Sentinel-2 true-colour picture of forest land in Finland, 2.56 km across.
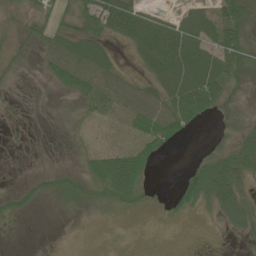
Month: June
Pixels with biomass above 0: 60%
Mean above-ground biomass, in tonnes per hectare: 28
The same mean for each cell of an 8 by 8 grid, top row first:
21 30 38 92 39 21 31 56
17 38 54 21 55 70 39 64
8 28 57 39 29 67 79 29
7 4 15 19 44 72 43 11
5 1 7 9 41 21 11 37
3 16 24 83 34 5 63 49
15 4 19 20 13 25 19 45
1 0 2 0 0 0 0 9
